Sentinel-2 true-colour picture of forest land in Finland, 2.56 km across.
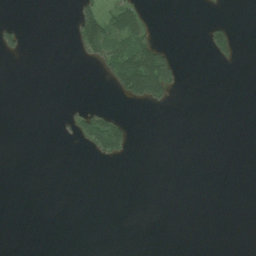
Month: July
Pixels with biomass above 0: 10%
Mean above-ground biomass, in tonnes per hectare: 12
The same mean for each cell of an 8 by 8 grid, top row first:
1 0 48 52 31 0 4 0
28 0 36 66 89 7 42 16
0 0 0 39 143 31 0 0
0 0 25 19 5 1 0 0
0 0 14 67 0 0 0 0
0 0 0 0 0 0 0 0
0 0 0 0 0 0 0 0
0 0 0 0 0 0 0 0
